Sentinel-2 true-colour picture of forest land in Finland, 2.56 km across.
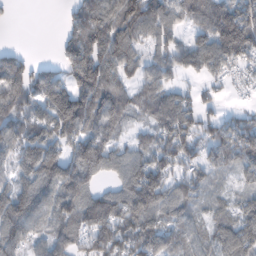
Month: February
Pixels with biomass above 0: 81%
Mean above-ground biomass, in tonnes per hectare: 103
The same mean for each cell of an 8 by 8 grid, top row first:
6 0 98 155 180 84 135 174
26 0 121 175 67 87 139 190
150 104 133 122 78 53 56 30
146 122 178 131 68 150 57 47
88 108 135 81 60 148 104 141
76 131 143 60 163 87 67 58
130 97 136 136 163 90 53 70
123 96 75 123 137 71 76 127
